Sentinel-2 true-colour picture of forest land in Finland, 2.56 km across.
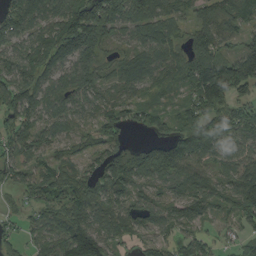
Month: August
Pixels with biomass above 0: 86%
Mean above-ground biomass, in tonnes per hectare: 90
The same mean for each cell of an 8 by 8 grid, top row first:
120 89 144 105 121 61 72 72
77 126 152 47 91 64 123 68
103 87 94 56 73 60 199 179
126 79 70 83 56 47 157 92
95 60 56 111 46 121 121 87
63 84 81 114 82 100 82 84
23 105 116 87 87 73 65 105
55 90 184 80 53 56 50 48
